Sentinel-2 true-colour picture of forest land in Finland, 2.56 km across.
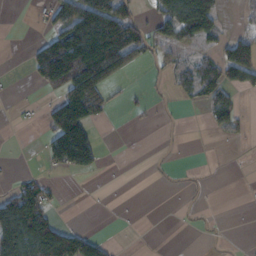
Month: November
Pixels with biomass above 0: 33%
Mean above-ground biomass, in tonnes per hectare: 46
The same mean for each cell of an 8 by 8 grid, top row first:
0 40 142 115 26 120 102 10
0 59 130 190 59 43 26 94
2 93 160 59 7 30 86 70
3 54 161 18 9 3 44 32
0 55 189 0 0 1 0 4
16 16 25 0 0 4 1 0
125 64 0 2 0 1 2 0
148 163 101 9 0 0 1 1
